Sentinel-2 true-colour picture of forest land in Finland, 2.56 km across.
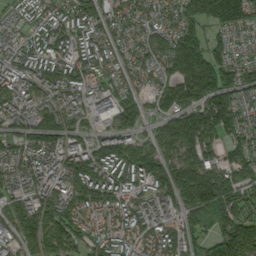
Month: September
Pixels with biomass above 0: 92%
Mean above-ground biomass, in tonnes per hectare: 132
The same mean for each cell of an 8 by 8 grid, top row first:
66 97 131 98 90 123 194 184
88 123 112 90 102 208 152 61
128 137 112 75 84 162 202 141
116 137 85 153 103 167 206 123
86 122 98 129 97 190 149 120
117 132 179 129 148 170 197 128
116 161 141 124 127 120 218 139
99 160 99 110 119 128 122 235
